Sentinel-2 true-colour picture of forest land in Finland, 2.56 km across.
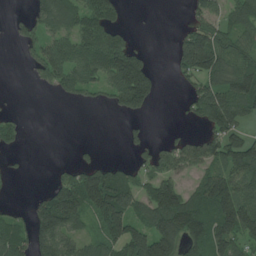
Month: July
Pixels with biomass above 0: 57%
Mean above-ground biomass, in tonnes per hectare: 88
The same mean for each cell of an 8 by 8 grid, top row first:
13 108 116 95 0 0 81 95
13 94 125 163 25 66 193 102
0 57 101 114 167 19 103 143
11 0 3 24 61 3 162 143
28 0 9 0 30 62 92 133
11 11 128 124 64 115 98 123
15 189 170 210 104 186 141 167
103 125 74 112 192 149 156 101
